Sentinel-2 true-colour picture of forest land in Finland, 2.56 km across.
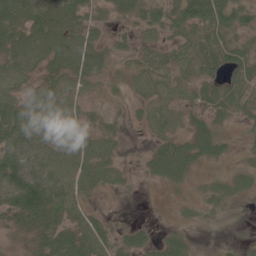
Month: June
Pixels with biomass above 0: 79%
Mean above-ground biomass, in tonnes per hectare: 36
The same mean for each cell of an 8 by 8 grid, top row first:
58 69 42 18 35 55 106 48
51 59 60 22 28 35 54 33
42 33 40 16 30 21 33 41
59 48 28 10 10 15 27 28
62 42 43 21 8 39 50 10
79 67 49 27 13 38 12 25
57 71 32 2 0 6 22 27
10 44 47 34 24 26 4 29
